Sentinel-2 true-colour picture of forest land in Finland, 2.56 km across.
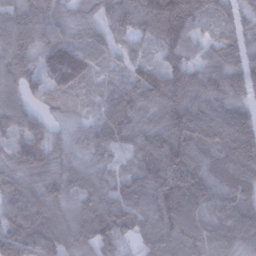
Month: January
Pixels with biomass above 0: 96%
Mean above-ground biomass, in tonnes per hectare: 87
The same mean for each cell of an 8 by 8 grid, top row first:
80 93 55 82 110 169 87 62
114 101 103 62 47 91 45 62
92 74 106 46 89 107 90 73
92 43 46 84 66 102 101 77
61 73 55 75 78 129 92 119
77 85 74 52 90 132 87 86
86 92 83 98 96 138 92 82
97 92 99 74 79 128 116 102
